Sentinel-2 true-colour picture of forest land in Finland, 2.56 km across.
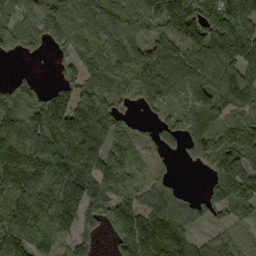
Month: September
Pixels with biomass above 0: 85%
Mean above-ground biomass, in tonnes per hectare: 137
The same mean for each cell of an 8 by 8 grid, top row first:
111 178 187 158 185 248 178 209
75 78 161 165 135 112 203 203
51 14 145 124 216 133 135 206
123 209 200 122 48 89 145 119
144 237 210 106 54 84 149 186
129 200 184 136 55 23 63 167
178 145 141 136 122 121 100 103
198 112 82 64 217 141 53 71
